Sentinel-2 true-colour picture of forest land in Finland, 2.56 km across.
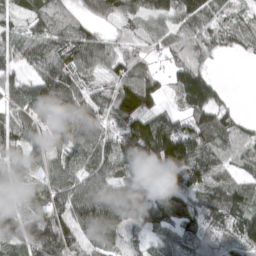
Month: March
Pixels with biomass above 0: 89%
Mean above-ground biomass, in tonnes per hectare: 91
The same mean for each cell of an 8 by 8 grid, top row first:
44 85 52 78 78 107 90 49
72 90 101 57 54 71 71 39
53 91 75 78 105 90 95 0
69 72 129 122 145 50 126 28
63 70 95 103 192 173 109 81
68 83 97 108 57 127 100 61
75 140 140 140 118 137 132 64
95 236 108 94 46 74 78 67
